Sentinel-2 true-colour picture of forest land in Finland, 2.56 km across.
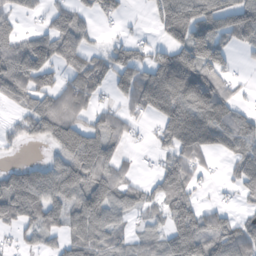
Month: November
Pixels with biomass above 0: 67%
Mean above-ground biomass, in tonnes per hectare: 84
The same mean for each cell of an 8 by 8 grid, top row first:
50 39 57 37 10 168 136 132
86 122 85 52 37 100 161 45
116 66 79 67 106 183 137 20
32 99 68 53 60 144 167 61
29 36 177 84 6 109 104 106
83 124 120 102 17 114 17 77
130 110 114 99 56 88 48 24
20 43 105 72 47 122 124 116
